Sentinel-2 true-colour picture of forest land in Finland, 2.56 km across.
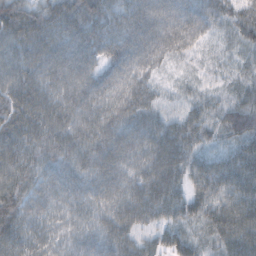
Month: October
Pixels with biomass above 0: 99%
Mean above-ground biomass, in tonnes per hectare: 58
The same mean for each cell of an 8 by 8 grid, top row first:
80 71 77 56 66 68 62 57
67 72 67 62 60 52 21 41
69 61 65 56 45 16 24 37
79 69 65 59 56 30 46 67
72 62 60 66 56 71 43 56
67 50 54 58 57 65 68 72
72 49 51 57 61 56 61 74
62 43 48 59 39 53 47 84
